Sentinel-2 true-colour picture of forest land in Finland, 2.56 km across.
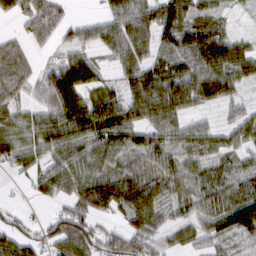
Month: March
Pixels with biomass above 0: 81%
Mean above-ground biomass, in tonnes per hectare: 64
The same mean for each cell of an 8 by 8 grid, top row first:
47 88 11 69 92 87 52 9
40 24 60 71 69 67 125 62
63 74 130 30 89 83 104 59
47 69 110 87 73 75 26 42
53 66 73 72 64 69 60 53
18 58 71 62 78 58 53 76
23 13 75 66 91 38 73 123
64 47 91 64 72 32 48 37
